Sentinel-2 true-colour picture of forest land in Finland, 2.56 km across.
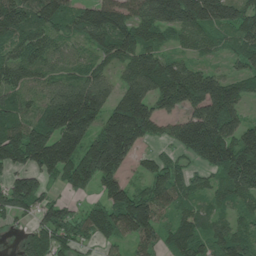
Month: June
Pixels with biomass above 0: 86%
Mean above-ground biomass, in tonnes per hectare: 124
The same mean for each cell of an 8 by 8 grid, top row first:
142 137 122 147 133 191 202 138
93 103 64 131 126 54 58 91
110 82 117 77 193 217 144 93
107 133 228 138 180 109 185 77
172 211 159 243 68 105 245 171
90 87 171 145 66 98 72 209
127 91 49 147 167 91 63 63
30 132 86 70 106 112 94 103
